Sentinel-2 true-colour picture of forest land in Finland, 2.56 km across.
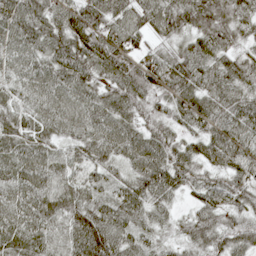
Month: May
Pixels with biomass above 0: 97%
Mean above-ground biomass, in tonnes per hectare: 70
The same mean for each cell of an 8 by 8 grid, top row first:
89 84 95 85 76 92 105 70
70 80 92 84 46 50 70 52
55 74 78 68 81 90 68 68
66 72 76 71 60 60 76 80
70 63 67 78 80 65 73 87
70 78 65 43 90 80 54 69
74 75 79 67 58 26 56 51
64 66 90 80 39 33 53 54
